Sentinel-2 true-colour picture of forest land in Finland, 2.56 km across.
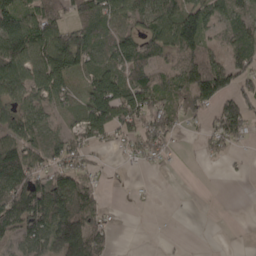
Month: April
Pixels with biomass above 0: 67%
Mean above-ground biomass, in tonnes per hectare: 66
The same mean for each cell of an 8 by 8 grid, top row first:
96 96 88 83 72 100 74 50
129 131 137 73 84 108 66 88
94 104 29 90 87 54 129 73
73 44 44 104 101 57 53 103
105 87 50 25 62 17 36 34
124 81 67 6 4 0 0 5
134 145 142 15 8 2 0 0
49 103 140 31 0 5 4 3
